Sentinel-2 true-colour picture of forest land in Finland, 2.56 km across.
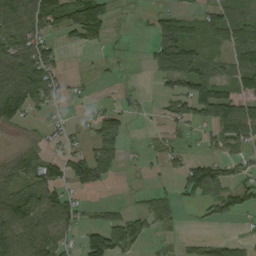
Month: September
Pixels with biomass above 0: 56%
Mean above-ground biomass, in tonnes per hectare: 63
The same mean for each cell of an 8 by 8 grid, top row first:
115 119 164 47 10 82 77 79
107 70 49 11 11 172 47 114
129 85 9 4 4 92 101 93
106 34 12 42 5 69 117 118
18 19 19 78 8 22 23 73
73 73 103 47 11 45 155 52
99 89 36 24 38 37 41 72
97 97 50 122 61 13 37 28
